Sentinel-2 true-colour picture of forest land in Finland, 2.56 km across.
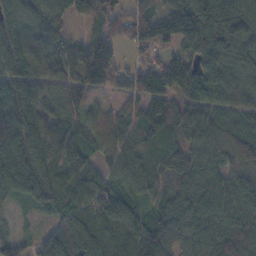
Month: November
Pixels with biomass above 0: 92%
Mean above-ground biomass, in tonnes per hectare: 94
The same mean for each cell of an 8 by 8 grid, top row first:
91 98 53 90 86 106 121 121
108 105 69 70 73 59 119 94
112 88 88 99 89 114 90 73
161 93 66 50 89 86 76 69
151 107 94 83 100 59 75 94
129 97 83 74 90 94 85 66
21 53 99 127 76 101 108 109
69 124 141 108 143 88 124 116
